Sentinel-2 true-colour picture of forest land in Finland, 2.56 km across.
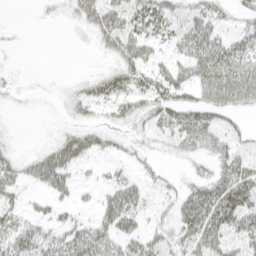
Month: April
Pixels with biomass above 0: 53%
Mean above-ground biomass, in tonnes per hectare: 23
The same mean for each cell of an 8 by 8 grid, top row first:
0 4 26 41 36 27 28 16
3 0 1 26 31 24 49 28
5 1 7 23 23 28 41 49
2 0 12 16 26 31 29 17
4 9 33 11 11 23 38 20
25 42 8 10 15 7 27 39
19 13 9 40 20 25 56 50
33 28 39 32 33 28 45 32
